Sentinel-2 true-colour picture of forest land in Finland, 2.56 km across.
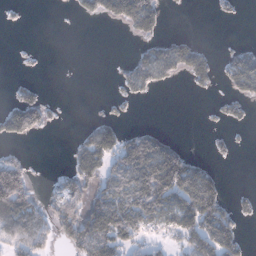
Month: January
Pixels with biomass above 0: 40%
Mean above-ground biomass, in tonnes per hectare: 52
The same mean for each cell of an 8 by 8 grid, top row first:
5 0 25 77 145 1 2 7
3 1 0 0 31 82 14 26
9 2 0 6 77 29 40 100
104 39 0 15 0 0 4 23
22 0 48 114 113 31 9 3
149 6 81 72 139 173 61 0
138 55 96 120 123 121 127 26
90 55 113 112 48 49 114 49
